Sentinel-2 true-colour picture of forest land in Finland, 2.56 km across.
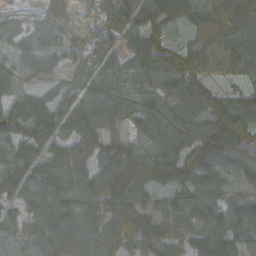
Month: October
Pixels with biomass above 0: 86%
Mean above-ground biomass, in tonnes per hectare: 80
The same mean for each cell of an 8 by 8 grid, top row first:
28 50 17 78 99 83 89 79
66 73 37 44 94 60 98 94
85 53 55 66 65 105 59 41
98 106 99 94 100 89 110 98
92 51 23 88 76 110 127 77
116 80 42 120 96 108 86 39
56 85 84 85 56 75 83 72
85 97 106 92 107 65 117 97
